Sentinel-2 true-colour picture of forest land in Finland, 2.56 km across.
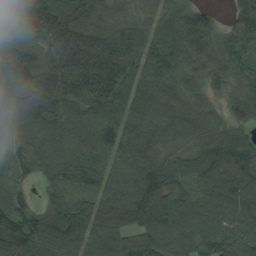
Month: August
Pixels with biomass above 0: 96%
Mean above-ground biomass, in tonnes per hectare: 125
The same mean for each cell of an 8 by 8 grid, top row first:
220 202 156 101 64 113 60 104
134 144 239 186 116 137 107 90
172 161 170 172 104 88 71 74
159 168 120 121 118 113 74 86
110 130 119 114 139 87 126 142
60 86 118 115 164 117 131 160
104 104 91 145 162 133 99 126
159 151 119 133 104 92 110 96
